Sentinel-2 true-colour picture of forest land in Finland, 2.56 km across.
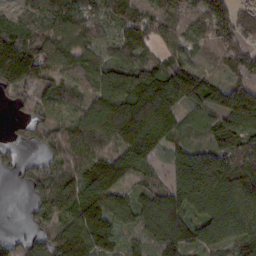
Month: February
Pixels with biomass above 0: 88%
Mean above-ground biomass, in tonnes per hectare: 92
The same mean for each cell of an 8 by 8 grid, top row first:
64 94 75 70 82 74 128 88
142 103 83 47 65 68 50 100
113 83 40 105 106 141 76 76
23 42 57 134 133 88 79 177
34 61 94 80 128 55 72 125
20 81 100 157 62 122 189 155
0 91 133 116 95 131 124 124
42 80 150 81 54 125 108 121
